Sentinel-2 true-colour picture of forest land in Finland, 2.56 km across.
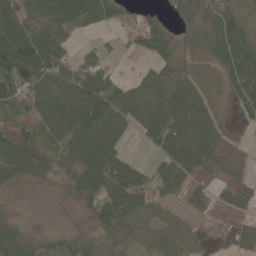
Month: May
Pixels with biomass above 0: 78%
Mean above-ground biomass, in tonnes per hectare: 47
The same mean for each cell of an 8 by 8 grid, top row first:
72 101 75 40 28 17 22 29
110 96 17 8 38 31 20 53
90 78 71 39 50 56 8 67
42 66 78 76 75 81 32 18
94 49 58 51 20 88 71 3
49 31 60 56 33 80 34 9
6 4 14 72 55 33 26 33
54 29 35 29 32 46 12 34
